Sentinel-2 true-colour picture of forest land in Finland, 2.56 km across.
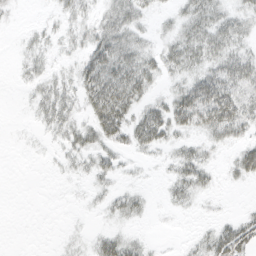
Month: March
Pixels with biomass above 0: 56%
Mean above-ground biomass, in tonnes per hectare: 18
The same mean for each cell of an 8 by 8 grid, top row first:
4 3 14 28 16 15 37 22
3 9 14 45 21 30 37 22
3 15 29 54 37 15 43 42
0 26 18 61 28 44 58 42
1 5 25 23 27 16 16 20
0 1 8 14 2 20 17 19
0 0 1 13 11 9 2 3
0 0 4 24 8 1 19 37
